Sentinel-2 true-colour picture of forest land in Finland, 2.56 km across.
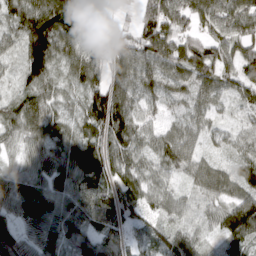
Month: March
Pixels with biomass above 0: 94%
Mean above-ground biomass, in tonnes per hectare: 79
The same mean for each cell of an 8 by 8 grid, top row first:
91 108 110 23 74 105 106 108
50 117 70 77 111 97 80 83
39 73 73 104 78 76 81 81
76 70 61 174 63 42 60 37
48 74 91 116 66 100 36 49
77 84 111 110 80 55 80 61
88 91 101 98 61 58 48 112
81 69 82 84 49 73 34 81
